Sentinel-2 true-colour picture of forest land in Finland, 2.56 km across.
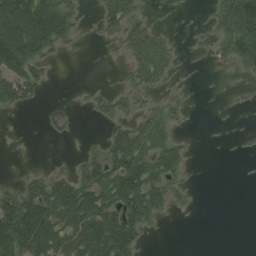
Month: August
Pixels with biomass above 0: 48%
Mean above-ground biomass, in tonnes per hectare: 49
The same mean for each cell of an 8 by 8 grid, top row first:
152 144 23 66 29 4 12 147
151 71 9 11 73 18 13 97
85 18 1 5 51 20 1 7
21 15 5 35 33 28 0 6
1 3 5 64 93 50 1 5
5 34 51 91 128 43 0 0
107 103 141 88 122 22 0 0
148 146 133 156 32 0 0 0
